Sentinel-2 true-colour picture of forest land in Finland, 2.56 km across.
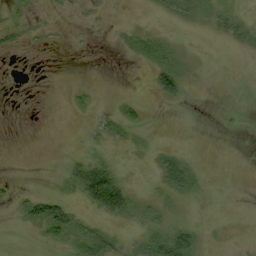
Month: September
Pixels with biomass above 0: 32%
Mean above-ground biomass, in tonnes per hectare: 10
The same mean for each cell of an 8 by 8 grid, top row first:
9 2 2 2 1 10 12 12
8 3 1 1 20 11 0 7
1 0 0 0 1 39 1 0
1 0 6 10 7 1 0 1
0 0 4 11 4 3 0 0
2 0 44 52 3 43 4 0
12 41 17 77 14 9 1 0
0 10 26 18 20 49 4 1
